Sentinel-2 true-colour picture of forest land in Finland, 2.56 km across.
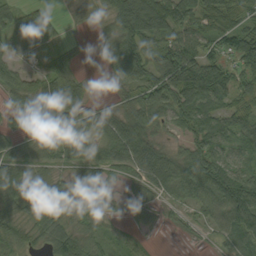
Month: September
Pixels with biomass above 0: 83%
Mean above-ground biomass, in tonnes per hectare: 60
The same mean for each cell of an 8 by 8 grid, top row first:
38 29 14 81 147 91 82 72
22 27 10 59 79 72 48 103
48 54 26 23 80 127 137 68
36 58 48 42 84 67 76 68
37 61 61 67 69 27 80 59
70 47 41 31 59 85 104 81
60 126 46 29 34 26 67 110
46 59 75 33 17 4 17 70
